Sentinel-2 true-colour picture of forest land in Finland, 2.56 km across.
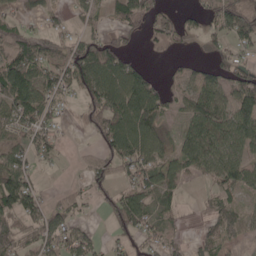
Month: May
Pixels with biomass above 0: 63%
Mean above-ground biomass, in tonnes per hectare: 54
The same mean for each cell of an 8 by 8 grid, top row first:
36 27 23 28 53 24 34 71
109 50 56 78 11 12 20 41
117 65 75 98 79 18 72 73
83 52 18 98 110 20 108 97
46 54 4 76 83 44 119 75
98 5 14 56 67 62 50 68
87 54 29 58 66 32 24 30
58 70 56 22 39 25 34 22
